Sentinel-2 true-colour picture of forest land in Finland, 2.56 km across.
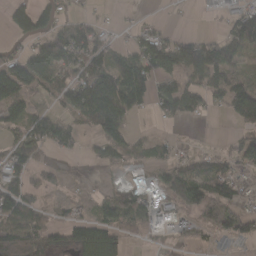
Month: March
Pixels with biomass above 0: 60%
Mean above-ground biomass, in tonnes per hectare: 56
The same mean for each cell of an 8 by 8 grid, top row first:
94 63 21 5 9 2 3 63
24 65 88 43 76 96 96 73
124 79 92 119 105 65 79 66
66 39 68 150 32 91 32 94
51 52 21 80 31 19 3 43
55 37 3 7 11 61 73 43
74 29 19 68 63 49 58 40
102 59 82 84 19 27 28 55
